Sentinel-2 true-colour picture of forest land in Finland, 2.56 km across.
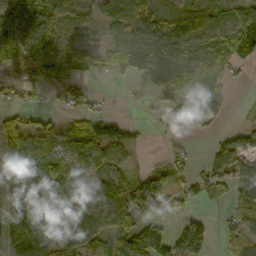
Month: October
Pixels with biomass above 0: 71%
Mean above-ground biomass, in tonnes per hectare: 70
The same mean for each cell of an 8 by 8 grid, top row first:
90 102 50 54 100 80 59 79
75 80 55 60 185 118 53 94
24 35 43 20 74 121 48 9
35 15 52 13 7 63 85 12
112 81 82 118 11 13 18 54
117 95 59 94 73 40 82 76
96 66 133 95 102 49 24 64
83 63 90 97 161 106 60 87
